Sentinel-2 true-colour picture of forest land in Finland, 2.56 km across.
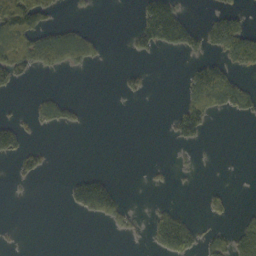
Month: October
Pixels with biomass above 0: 24%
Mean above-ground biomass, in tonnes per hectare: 36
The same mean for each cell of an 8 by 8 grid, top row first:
153 56 5 0 76 109 24 45
130 139 130 2 48 65 52 135
51 2 0 0 20 1 144 44
6 53 15 0 0 40 89 48
66 8 0 0 0 23 8 0
16 10 31 17 3 7 0 1
0 0 51 84 5 25 26 4
2 0 0 2 9 123 44 66
